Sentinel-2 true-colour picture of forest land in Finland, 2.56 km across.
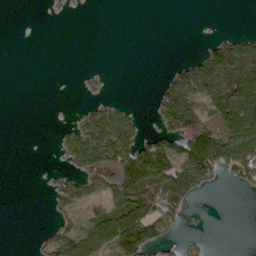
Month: March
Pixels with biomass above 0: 36%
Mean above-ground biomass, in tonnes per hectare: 41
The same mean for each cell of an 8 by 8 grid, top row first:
0 4 0 0 0 0 0 0
0 0 0 0 0 0 32 79
0 0 4 1 0 62 103 137
0 0 16 55 8 117 66 122
0 0 77 103 69 67 150 119
0 7 51 73 140 134 82 64
0 8 55 72 124 74 3 0
0 30 86 110 112 22 9 0
